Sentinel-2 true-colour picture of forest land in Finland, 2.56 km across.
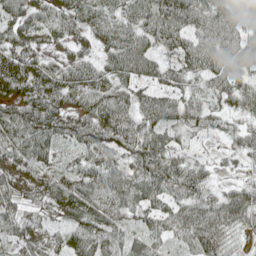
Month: May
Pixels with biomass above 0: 93%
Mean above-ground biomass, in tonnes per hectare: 54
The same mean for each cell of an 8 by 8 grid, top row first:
55 50 54 37 61 91 67 65
50 24 21 57 64 48 60 63
62 61 58 54 54 49 47 52
59 74 46 79 56 61 43 36
65 64 56 59 74 37 13 41
53 37 61 62 76 75 35 18
37 37 81 66 53 56 65 85
43 32 70 57 50 37 90 15
